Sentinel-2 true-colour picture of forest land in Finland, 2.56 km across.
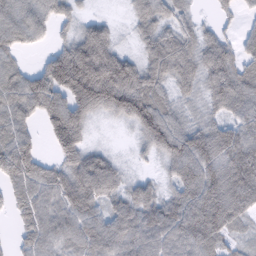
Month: February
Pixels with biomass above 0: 87%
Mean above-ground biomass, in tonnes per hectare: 80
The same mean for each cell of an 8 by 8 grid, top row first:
83 72 35 12 67 55 10 27
63 33 115 83 50 86 73 53
77 118 186 161 92 66 66 88
89 94 107 71 119 56 36 75
118 36 93 7 46 117 119 109
121 80 123 86 22 68 118 137
62 80 105 54 89 89 140 100
35 82 84 101 86 78 91 31
